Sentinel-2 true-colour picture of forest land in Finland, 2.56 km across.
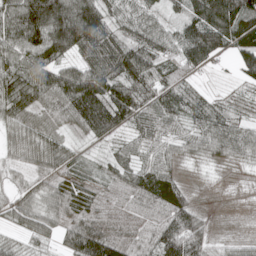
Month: May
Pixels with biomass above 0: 91%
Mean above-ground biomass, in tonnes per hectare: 72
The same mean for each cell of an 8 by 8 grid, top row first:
98 166 156 66 57 27 117 120
81 134 101 79 101 72 151 81
131 86 119 96 91 55 8 34
97 58 119 129 77 70 57 24
65 82 22 43 55 54 70 76
33 60 42 48 77 52 9 13
72 68 67 42 52 87 16 9
34 41 114 94 48 126 56 25
